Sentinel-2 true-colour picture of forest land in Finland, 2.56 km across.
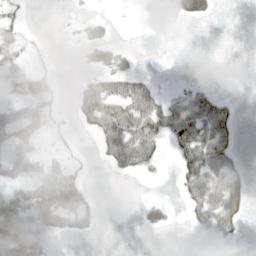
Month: May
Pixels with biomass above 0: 39%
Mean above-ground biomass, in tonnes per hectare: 28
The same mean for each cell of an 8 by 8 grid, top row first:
17 0 8 8 20 51 35 0
45 4 21 48 1 0 0 0
51 25 11 42 21 2 3 0
36 33 32 51 62 54 65 12
36 12 5 57 63 36 57 14
28 38 24 10 13 16 55 37
76 64 67 0 29 8 58 41
119 27 11 0 0 0 31 9
